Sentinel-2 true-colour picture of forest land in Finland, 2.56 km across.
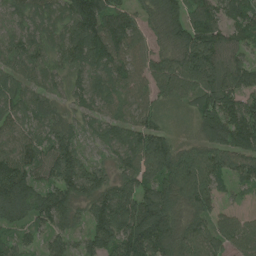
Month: July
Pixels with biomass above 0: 95%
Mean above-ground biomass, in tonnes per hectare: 105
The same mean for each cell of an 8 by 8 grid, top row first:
68 87 159 120 75 98 121 130
84 76 125 142 88 115 155 81
80 65 68 101 91 156 130 110
83 86 60 58 95 26 128 154
83 97 72 75 131 71 101 138
158 88 163 72 121 145 130 82
170 139 70 159 158 112 83 30
65 59 50 141 203 136 104 100
